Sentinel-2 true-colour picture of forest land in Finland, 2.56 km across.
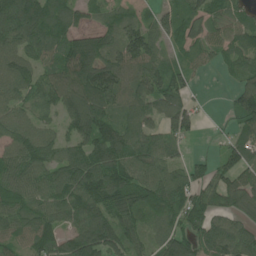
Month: June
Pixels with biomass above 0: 86%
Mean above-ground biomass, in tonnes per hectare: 103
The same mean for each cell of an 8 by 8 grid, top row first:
201 134 63 65 44 85 101 65
112 100 148 101 142 55 63 90
130 95 164 160 138 109 7 68
88 76 158 115 86 116 8 121
115 104 114 169 97 54 8 106
107 102 151 141 104 86 69 101
91 101 135 140 115 97 93 83
78 122 159 138 71 110 107 115
